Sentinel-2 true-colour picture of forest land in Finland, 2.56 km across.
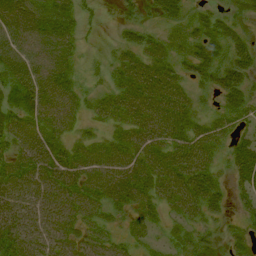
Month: August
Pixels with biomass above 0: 84%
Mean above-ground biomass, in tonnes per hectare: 40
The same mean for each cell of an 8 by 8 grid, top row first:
58 52 30 5 15 29 24 22
57 56 18 12 36 22 47 43
52 59 19 24 57 40 40 56
48 62 29 40 59 58 19 40
42 53 27 36 47 49 48 33
53 61 52 62 51 57 41 36
60 66 53 32 34 31 36 15
58 61 45 35 22 21 22 20
